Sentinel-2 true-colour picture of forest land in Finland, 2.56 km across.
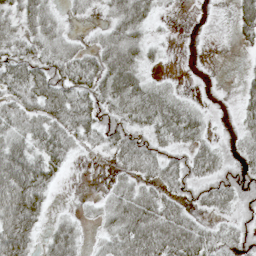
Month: May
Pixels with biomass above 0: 68%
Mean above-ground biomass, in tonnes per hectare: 38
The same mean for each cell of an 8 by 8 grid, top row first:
40 45 10 32 39 3 4 42
34 40 26 52 34 3 3 10
59 64 56 61 34 6 6 11
44 51 64 40 54 59 16 29
52 60 24 37 45 32 26 24
87 51 0 14 30 45 38 42
94 26 8 42 63 37 27 28
75 35 28 46 80 79 42 32
